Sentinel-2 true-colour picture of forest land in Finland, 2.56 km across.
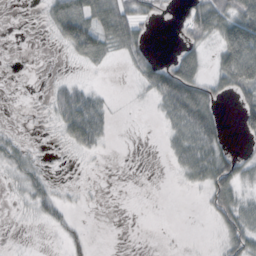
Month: October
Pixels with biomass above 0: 44%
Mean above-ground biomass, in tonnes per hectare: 23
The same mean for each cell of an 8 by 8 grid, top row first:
1 22 63 50 26 9 64 71
0 2 61 25 22 13 16 127
0 4 9 0 21 83 27 72
0 9 87 14 0 62 51 34
12 2 39 5 0 27 53 5
13 13 1 0 0 7 52 40
4 27 2 0 0 0 16 42
1 2 9 0 0 0 2 44
